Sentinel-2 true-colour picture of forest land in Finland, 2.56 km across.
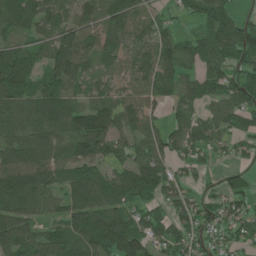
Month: June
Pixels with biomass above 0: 84%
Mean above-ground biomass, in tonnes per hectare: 83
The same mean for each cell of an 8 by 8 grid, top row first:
89 84 71 84 71 25 88 51
73 87 103 68 69 104 112 120
126 85 74 45 89 94 84 89
95 122 90 94 137 71 46 105
99 91 117 82 90 63 71 42
117 89 90 78 125 53 21 34
96 65 99 102 68 65 44 53
101 88 96 153 98 83 47 47
